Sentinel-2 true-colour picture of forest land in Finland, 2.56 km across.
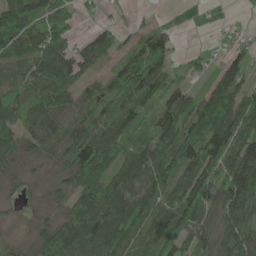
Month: May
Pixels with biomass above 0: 82%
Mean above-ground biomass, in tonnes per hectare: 84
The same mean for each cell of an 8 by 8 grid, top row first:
161 92 36 13 13 0 2 4
102 119 67 62 105 33 11 35
63 112 70 76 147 42 40 76
69 110 78 102 61 130 124 106
86 78 142 99 77 123 116 110
38 29 97 92 115 114 113 150
21 37 106 135 99 114 106 125
26 117 134 138 94 101 83 113
